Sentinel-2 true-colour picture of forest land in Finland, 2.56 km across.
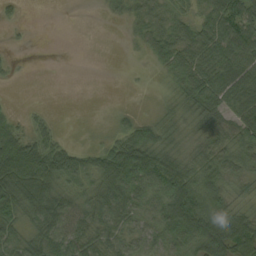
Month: September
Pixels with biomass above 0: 73%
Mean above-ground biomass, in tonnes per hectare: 44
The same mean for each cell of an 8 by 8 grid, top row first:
8 0 0 11 31 35 48 79
3 0 0 0 25 67 62 85
4 0 0 0 1 40 63 82
9 9 0 10 6 28 52 62
86 71 8 45 85 31 39 50
102 100 67 87 91 73 65 44
71 71 45 55 40 105 90 30
42 51 48 39 35 64 100 87
